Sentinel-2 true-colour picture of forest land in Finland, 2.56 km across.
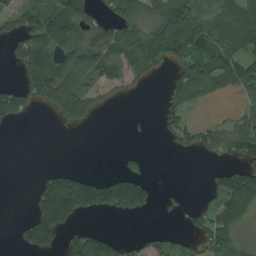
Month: August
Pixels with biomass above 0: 50%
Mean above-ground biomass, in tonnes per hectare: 67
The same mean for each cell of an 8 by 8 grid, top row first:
80 98 102 65 80 133 41 74
64 125 129 115 85 115 104 73
28 168 117 65 28 66 103 112
86 39 105 9 2 59 4 34
0 0 0 0 1 33 67 120
0 58 77 57 54 0 27 129
0 180 142 102 76 24 65 120
19 108 90 57 36 32 68 57
